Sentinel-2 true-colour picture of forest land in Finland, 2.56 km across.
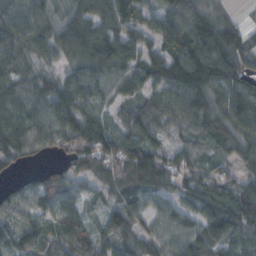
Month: October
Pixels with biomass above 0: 91%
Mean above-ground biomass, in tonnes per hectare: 85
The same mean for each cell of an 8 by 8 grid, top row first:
89 85 113 127 63 103 86 18
85 76 131 134 85 95 128 99
74 64 91 86 87 123 133 98
80 84 98 46 82 94 110 112
92 68 104 98 89 52 54 89
25 47 66 89 135 85 61 56
70 62 56 38 62 59 94 112
73 81 82 87 81 75 117 89
